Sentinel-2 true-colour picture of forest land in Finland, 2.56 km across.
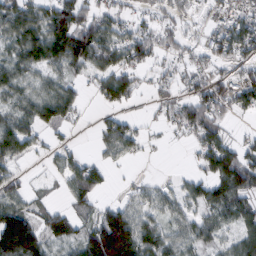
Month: February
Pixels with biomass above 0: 70%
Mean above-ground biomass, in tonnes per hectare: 49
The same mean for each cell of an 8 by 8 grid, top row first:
85 70 70 35 17 31 22 49
52 94 106 84 64 37 44 61
50 43 29 76 19 29 44 44
46 67 26 29 7 41 71 32
73 19 7 60 20 4 71 42
31 10 74 11 6 9 62 107
58 28 30 46 43 34 48 60
162 48 53 127 86 40 37 46
